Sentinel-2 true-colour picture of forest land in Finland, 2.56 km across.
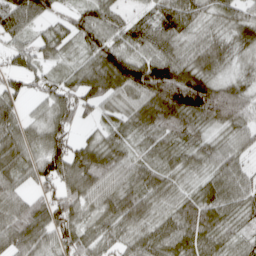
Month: April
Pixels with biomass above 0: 90%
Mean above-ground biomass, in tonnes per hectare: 64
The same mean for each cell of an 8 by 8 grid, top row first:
93 55 60 51 40 98 41 50
47 38 43 79 61 60 70 28
43 49 64 105 133 144 75 28
44 54 54 33 80 119 93 74
76 90 48 54 33 47 45 43
51 75 96 62 57 44 44 58
64 83 61 69 70 64 86 54
77 54 66 55 65 78 72 37
